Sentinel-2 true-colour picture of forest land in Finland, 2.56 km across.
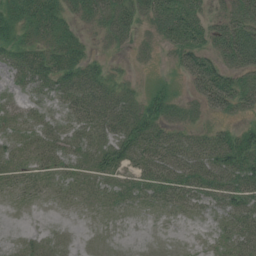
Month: July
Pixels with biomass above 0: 80%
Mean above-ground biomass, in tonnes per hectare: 37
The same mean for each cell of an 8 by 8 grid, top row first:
42 57 33 52 39 78 38 71
40 44 37 16 12 46 50 100
23 45 58 34 7 15 90 56
20 19 45 61 56 32 31 39
23 33 32 49 65 52 57 68
26 24 26 38 47 58 60 74
5 4 9 16 14 24 25 52
7 12 4 4 1 2 7 39
